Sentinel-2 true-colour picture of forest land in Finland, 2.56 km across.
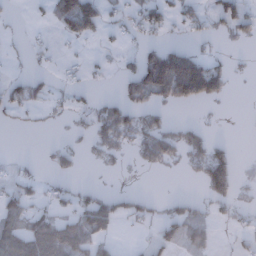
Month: December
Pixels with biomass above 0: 37%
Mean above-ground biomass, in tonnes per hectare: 39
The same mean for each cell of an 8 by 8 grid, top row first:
3 19 157 24 59 33 35 70
4 15 5 12 34 51 9 3
30 18 12 6 137 270 167 5
32 15 16 66 50 5 1 0
0 8 9 46 58 63 63 2
28 16 10 4 3 3 117 25
59 24 53 65 28 26 26 18
88 93 70 33 9 55 34 15
